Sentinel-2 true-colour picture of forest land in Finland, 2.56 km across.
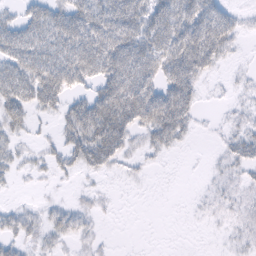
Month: February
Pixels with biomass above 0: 66%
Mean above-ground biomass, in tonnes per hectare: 32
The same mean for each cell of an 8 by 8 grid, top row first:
24 49 59 62 50 56 51 13
58 53 78 79 53 72 71 9
65 74 53 69 66 64 16 6
46 23 56 78 72 70 2 10
20 13 55 60 19 22 2 28
11 12 12 8 5 1 5 13
12 14 14 4 0 0 8 15
23 18 14 2 0 0 1 11
